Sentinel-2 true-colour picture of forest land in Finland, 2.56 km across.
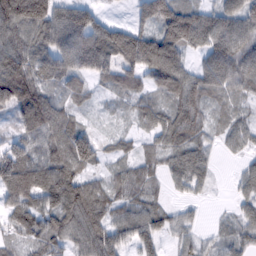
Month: February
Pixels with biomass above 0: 87%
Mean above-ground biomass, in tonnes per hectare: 87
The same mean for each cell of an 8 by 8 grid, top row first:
171 165 121 16 78 151 90 130
108 104 152 139 158 112 98 114
207 73 63 64 65 112 107 98
102 118 39 19 57 89 54 40
68 105 139 30 32 83 47 42
174 115 88 49 63 68 44 39
117 90 147 79 78 29 7 47
50 88 89 132 100 36 17 64
